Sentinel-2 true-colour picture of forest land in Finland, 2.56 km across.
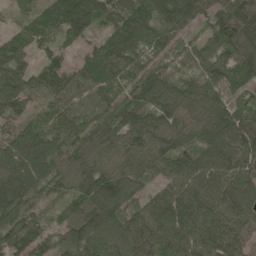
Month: May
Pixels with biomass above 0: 96%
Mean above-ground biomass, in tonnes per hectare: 101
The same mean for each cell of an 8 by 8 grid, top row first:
33 103 164 101 115 123 68 115
92 67 50 118 85 54 72 119
116 121 101 110 103 79 100 77
78 55 90 95 110 106 95 83
106 111 84 91 100 102 119 138
120 96 95 97 70 117 135 113
112 41 102 133 94 162 140 98
120 85 125 96 123 141 131 102
